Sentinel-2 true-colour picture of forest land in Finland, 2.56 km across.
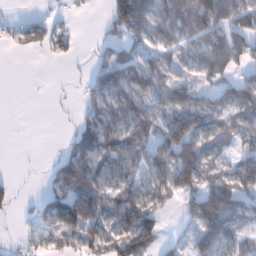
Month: January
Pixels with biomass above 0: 65%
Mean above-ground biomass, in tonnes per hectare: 69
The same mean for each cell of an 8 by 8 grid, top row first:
8 19 7 83 176 78 138 83
17 35 10 52 67 60 70 95
0 1 14 110 85 60 56 73
0 1 25 80 74 112 111 82
0 1 87 86 83 146 85 52
6 25 131 79 68 142 75 95
15 76 138 99 139 27 187 108
11 45 73 79 136 19 133 65
